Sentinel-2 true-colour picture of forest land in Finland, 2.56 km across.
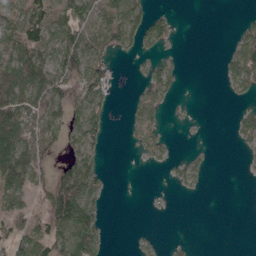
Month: April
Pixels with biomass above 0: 46%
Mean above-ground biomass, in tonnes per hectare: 41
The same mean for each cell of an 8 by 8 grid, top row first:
65 81 68 64 59 13 0 5
93 73 85 47 35 6 0 69
116 89 96 40 31 27 0 72
100 86 70 23 37 3 0 22
107 50 64 4 35 5 2 16
96 43 96 4 0 15 11 1
53 88 97 2 1 0 0 0
75 94 84 5 9 5 0 0
